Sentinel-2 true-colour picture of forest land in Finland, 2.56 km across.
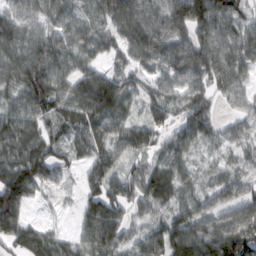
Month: February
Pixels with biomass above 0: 88%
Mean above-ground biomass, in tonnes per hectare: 68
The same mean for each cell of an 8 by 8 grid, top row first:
69 57 53 80 82 68 105 58
92 97 63 36 87 80 92 78
78 109 82 70 40 57 71 60
66 64 74 87 41 49 64 40
104 67 57 66 37 70 37 40
120 67 30 76 66 78 26 49
115 9 30 85 48 66 66 90
69 55 23 33 67 105 125 133
